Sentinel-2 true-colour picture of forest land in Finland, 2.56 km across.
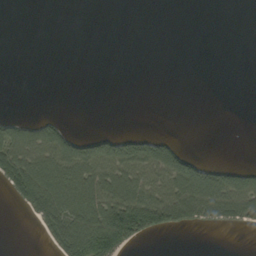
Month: September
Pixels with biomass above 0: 31%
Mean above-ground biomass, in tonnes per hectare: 41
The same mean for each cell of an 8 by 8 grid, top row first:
0 0 0 0 0 0 0 0
0 0 0 0 0 0 0 0
0 0 0 0 0 0 0 0
2 5 0 0 0 0 0 0
91 95 64 66 66 37 0 0
135 163 138 111 92 120 95 73
19 118 137 149 176 125 98 88
0 27 142 155 42 0 0 0
